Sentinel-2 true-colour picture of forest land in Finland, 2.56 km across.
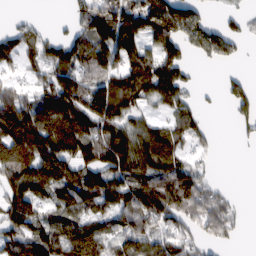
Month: February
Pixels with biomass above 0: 67%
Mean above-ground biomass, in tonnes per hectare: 80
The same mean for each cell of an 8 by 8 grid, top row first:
10 2 62 119 144 139 26 24
78 84 85 119 85 85 71 23
28 74 82 99 134 100 0 30
128 150 126 116 44 57 11 39
160 139 124 115 90 64 26 8
95 138 99 102 89 109 30 0
93 78 92 91 136 107 94 17
93 101 139 88 91 71 43 12
